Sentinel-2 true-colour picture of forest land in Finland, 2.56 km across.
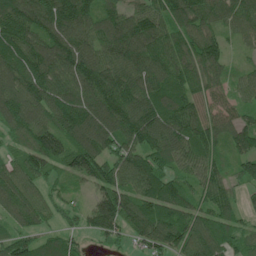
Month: June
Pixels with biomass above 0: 92%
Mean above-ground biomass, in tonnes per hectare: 106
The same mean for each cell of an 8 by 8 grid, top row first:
141 131 131 85 111 110 97 93
142 117 110 116 138 108 114 35
125 156 131 143 141 117 96 52
125 117 150 164 145 143 89 71
59 133 129 105 111 123 116 103
101 74 100 124 127 82 102 66
101 65 42 160 130 112 92 56
90 63 43 48 85 109 130 68
